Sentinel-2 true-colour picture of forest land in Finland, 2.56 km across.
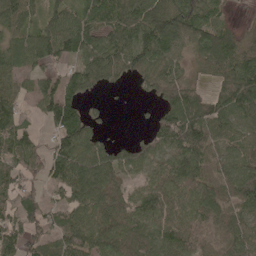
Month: May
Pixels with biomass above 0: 82%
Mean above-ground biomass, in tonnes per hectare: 81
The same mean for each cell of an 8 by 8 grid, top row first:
100 75 80 94 109 121 59 6
68 111 102 97 112 73 108 94
47 45 78 46 57 82 42 137
63 81 75 8 7 138 122 81
107 38 112 42 58 112 85 53
67 57 117 92 51 90 76 102
70 58 84 110 110 99 117 75
76 78 96 104 57 85 64 102
